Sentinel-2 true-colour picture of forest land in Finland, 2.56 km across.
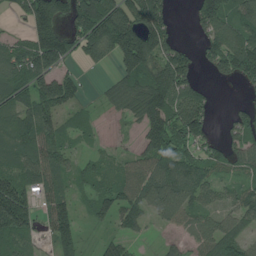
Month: July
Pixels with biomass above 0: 75%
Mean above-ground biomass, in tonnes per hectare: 86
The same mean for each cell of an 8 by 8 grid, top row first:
29 169 154 180 154 24 132 108
67 170 86 131 192 87 77 129
103 115 49 43 120 130 19 63
94 108 38 32 128 123 65 51
84 101 20 15 63 95 57 80
94 95 49 55 115 126 63 51
186 66 35 88 84 121 58 75
67 39 72 57 18 25 85 87
